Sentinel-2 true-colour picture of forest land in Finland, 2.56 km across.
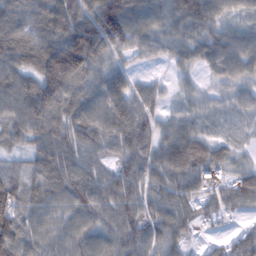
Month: February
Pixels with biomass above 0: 92%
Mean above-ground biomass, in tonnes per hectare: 72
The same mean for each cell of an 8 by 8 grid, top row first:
75 94 96 144 84 88 85 46
98 99 157 86 50 59 76 76
85 122 98 84 25 27 30 58
81 99 79 100 61 30 39 42
47 83 77 69 75 90 61 25
48 86 84 67 76 78 54 50
94 61 78 83 70 82 35 42
87 66 74 78 77 63 18 47
